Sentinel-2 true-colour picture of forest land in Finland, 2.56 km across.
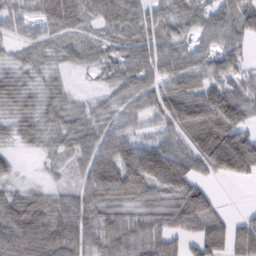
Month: February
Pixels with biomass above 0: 89%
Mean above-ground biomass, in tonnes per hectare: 67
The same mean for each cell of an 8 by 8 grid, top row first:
50 69 60 65 57 67 56 75
37 49 48 45 66 59 43 52
46 36 7 48 65 75 71 57
47 52 47 50 58 98 129 104
29 38 67 82 67 65 101 123
25 16 53 127 160 150 53 69
76 74 73 74 66 88 86 6
83 99 80 86 90 54 100 73
